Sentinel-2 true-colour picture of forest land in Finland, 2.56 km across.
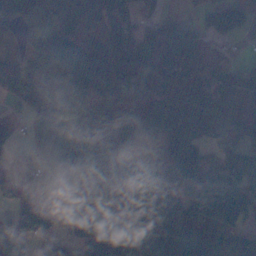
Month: November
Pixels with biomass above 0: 78%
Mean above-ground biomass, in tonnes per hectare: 73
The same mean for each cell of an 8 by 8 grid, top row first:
103 105 55 74 29 24 86 98
32 81 72 61 60 100 23 8
68 58 95 108 106 87 98 53
21 81 89 96 54 69 89 21
33 50 104 70 110 117 44 63
34 49 85 52 78 73 76 93
86 100 90 89 89 91 112 134
102 29 44 76 65 64 95 79
